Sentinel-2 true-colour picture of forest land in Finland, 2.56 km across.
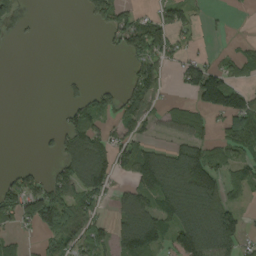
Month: August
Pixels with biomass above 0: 49%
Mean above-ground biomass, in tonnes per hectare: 65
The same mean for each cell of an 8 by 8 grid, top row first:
23 0 12 120 34 80 12 1
1 0 0 21 129 60 5 26
0 0 17 5 124 27 160 46
0 0 73 63 86 42 72 140
0 9 111 78 53 48 61 101
50 51 122 82 99 156 126 60
114 175 90 33 85 132 140 47
30 44 89 63 137 106 177 84
